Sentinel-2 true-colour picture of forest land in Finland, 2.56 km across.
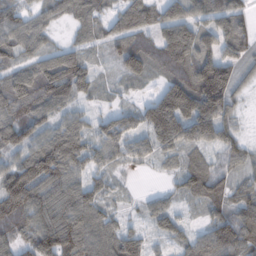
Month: February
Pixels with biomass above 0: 90%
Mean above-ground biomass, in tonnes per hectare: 92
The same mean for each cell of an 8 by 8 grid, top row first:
74 56 72 68 101 105 97 98
68 61 64 55 80 183 108 97
105 130 116 26 51 96 199 66
88 84 54 54 81 203 193 40
90 120 109 99 66 114 93 75
134 153 78 51 7 55 120 54
121 127 131 49 38 50 69 87
69 150 131 101 65 62 107 122
